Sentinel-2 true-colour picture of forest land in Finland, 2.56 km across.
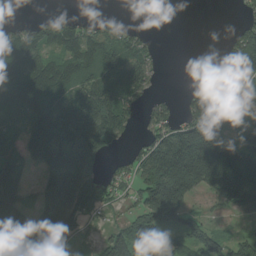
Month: August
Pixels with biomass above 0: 68%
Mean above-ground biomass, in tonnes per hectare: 109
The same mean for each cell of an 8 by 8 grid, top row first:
4 30 15 8 0 0 0 26
138 105 148 118 53 0 0 175
127 159 112 108 84 0 83 128
110 168 180 181 46 48 158 75
75 174 257 93 60 179 199 85
117 135 211 39 114 276 229 219
144 184 169 32 139 193 21 101
195 287 32 107 114 48 118 52
